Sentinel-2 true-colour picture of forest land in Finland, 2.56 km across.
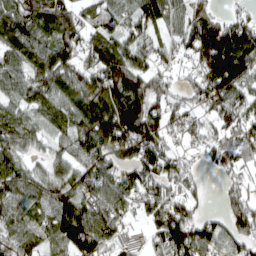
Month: March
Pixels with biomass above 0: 86%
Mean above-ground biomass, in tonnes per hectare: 88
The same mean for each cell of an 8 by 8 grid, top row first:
103 126 57 59 83 63 34 43
106 115 93 94 82 47 146 167
81 105 113 132 99 38 139 130
69 72 130 158 150 57 71 96
88 51 97 131 136 36 68 104
85 67 87 83 99 79 19 46
82 61 109 96 59 87 19 86
84 62 145 77 30 129 107 85
